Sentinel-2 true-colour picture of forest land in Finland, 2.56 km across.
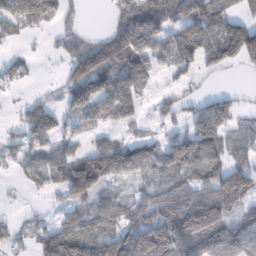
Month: February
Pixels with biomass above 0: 68%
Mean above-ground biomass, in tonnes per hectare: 76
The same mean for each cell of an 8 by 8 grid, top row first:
72 52 10 32 110 68 88 51
12 12 67 144 101 85 103 159
29 3 119 133 97 22 10 1
15 81 81 110 34 42 95 33
47 77 32 72 85 98 147 29
18 60 168 102 59 79 90 122
6 12 53 71 79 103 155 77
22 93 144 126 156 169 150 113
